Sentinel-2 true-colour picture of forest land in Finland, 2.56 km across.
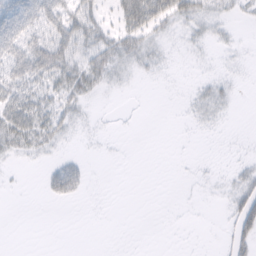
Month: February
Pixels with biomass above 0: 37%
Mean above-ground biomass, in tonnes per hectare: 17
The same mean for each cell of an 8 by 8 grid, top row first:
54 58 53 19 78 46 23 9
62 65 46 39 26 3 7 4
47 40 38 15 4 1 7 2
51 33 13 1 0 1 15 1
32 22 2 1 0 0 0 0
1 24 32 0 0 0 1 14
0 1 0 0 0 0 0 36
0 0 0 0 0 0 0 33
